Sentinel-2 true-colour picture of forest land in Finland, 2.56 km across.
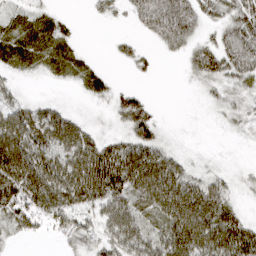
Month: March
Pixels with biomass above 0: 74%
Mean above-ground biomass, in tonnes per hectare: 39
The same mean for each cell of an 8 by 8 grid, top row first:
26 25 2 17 37 60 34 53
48 45 14 8 12 21 38 55
17 12 26 10 5 1 33 34
53 45 7 21 49 0 6 22
87 78 45 23 46 9 2 4
97 82 62 53 59 58 27 10
68 67 45 62 44 82 85 23
17 14 31 54 59 78 85 83
